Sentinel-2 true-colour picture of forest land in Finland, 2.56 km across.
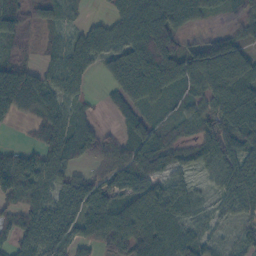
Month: October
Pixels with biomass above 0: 85%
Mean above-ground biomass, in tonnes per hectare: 64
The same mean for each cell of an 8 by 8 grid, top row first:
71 43 15 39 109 83 32 44
42 21 59 55 125 84 98 76
134 66 53 51 138 79 114 114
60 70 26 24 44 24 55 87
10 63 72 41 83 33 79 77
114 64 34 56 56 40 35 83
60 74 71 71 98 65 19 50
65 76 49 91 77 73 39 32
